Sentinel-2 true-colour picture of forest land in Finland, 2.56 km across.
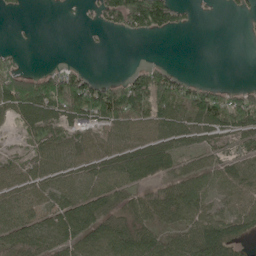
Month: May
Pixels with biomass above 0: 64%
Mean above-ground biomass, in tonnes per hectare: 57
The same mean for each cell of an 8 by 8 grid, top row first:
9 1 2 79 173 56 1 11
11 0 1 1 0 0 0 0
130 96 73 27 93 77 12 1
75 83 121 141 99 113 121 121
7 71 58 56 54 51 33 30
51 68 66 68 61 51 58 65
78 58 84 58 60 83 51 67
72 63 71 89 66 53 87 49
